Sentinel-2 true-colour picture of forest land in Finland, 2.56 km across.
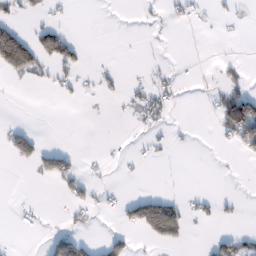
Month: February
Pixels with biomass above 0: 20%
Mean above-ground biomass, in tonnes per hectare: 23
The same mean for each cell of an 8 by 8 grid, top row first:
27 25 0 0 7 12 9 7
177 77 36 0 2 1 0 0
18 16 19 19 12 18 3 25
0 0 1 7 38 6 8 143
54 9 0 3 15 7 0 56
0 44 31 4 5 5 2 2
4 2 22 11 120 77 20 10
2 32 49 38 22 55 19 38
